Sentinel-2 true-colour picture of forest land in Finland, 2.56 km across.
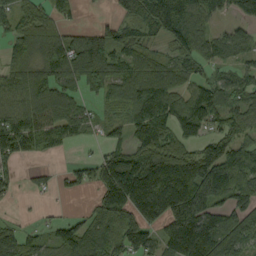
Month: September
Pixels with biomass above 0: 76%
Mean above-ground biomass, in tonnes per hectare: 86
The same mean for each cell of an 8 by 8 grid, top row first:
74 68 13 6 82 153 90 20
94 123 128 109 67 65 89 67
103 101 128 115 111 78 54 62
103 133 62 27 96 69 66 68
114 71 26 44 96 79 82 77
31 25 46 139 162 181 163 119
5 6 9 128 151 164 127 95
75 48 118 85 102 149 79 90
